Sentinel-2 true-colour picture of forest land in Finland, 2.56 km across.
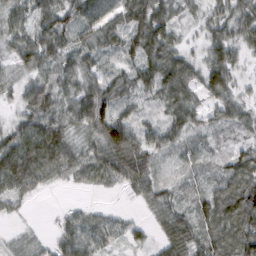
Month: February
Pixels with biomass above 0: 89%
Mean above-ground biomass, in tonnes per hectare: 51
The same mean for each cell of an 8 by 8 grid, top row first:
43 69 65 61 84 37 37 55
51 78 46 42 80 47 54 48
26 39 59 48 59 97 73 30
22 67 74 58 20 58 38 45
70 110 33 55 61 43 23 25
104 42 25 52 72 19 30 86
15 1 17 11 22 49 75 118
19 18 66 33 23 73 72 94
